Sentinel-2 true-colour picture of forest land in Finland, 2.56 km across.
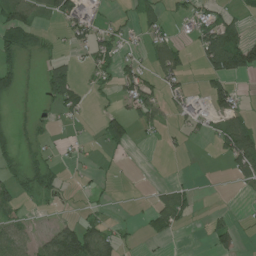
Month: July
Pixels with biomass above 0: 41%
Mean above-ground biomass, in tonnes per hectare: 36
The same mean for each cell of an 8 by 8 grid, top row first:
74 33 62 12 38 23 48 30
74 24 24 44 24 47 94 140
39 51 24 36 55 49 52 35
14 15 32 27 53 30 41 40
35 19 14 55 6 9 8 111
38 46 9 8 1 2 0 48
32 9 8 8 10 72 4 4
53 46 144 52 15 7 21 26
